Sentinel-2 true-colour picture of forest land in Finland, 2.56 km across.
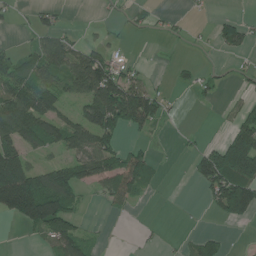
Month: June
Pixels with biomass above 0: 46%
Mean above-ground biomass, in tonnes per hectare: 59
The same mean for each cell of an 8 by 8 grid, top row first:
15 35 0 10 19 15 6 28
22 90 57 27 0 5 9 57
93 82 121 151 46 18 23 17
129 109 64 163 136 10 1 49
99 90 105 75 28 5 32 168
192 105 104 123 76 0 107 167
141 169 33 22 4 2 22 95
0 68 78 1 6 6 52 1
